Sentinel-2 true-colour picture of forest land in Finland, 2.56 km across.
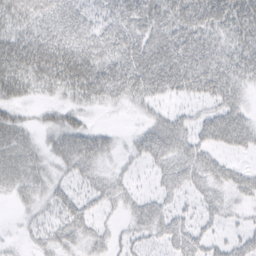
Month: March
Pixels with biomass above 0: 74%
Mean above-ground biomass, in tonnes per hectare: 31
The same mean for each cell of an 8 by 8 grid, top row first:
37 36 30 26 36 44 45 46
43 47 38 35 40 46 39 36
43 35 51 45 49 53 47 30
21 15 24 5 14 16 26 31
33 20 48 19 38 43 34 34
31 21 27 18 9 43 38 25
10 21 34 17 35 25 27 11
5 26 26 17 25 47 27 24
